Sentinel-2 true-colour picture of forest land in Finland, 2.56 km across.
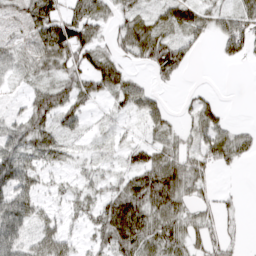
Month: March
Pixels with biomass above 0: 70%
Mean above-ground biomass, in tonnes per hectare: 38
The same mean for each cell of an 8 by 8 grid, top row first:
20 71 51 30 32 56 41 56
22 76 68 28 56 48 7 47
16 36 47 65 20 12 0 0
13 71 35 15 48 12 46 0
47 53 12 15 29 32 48 44
70 17 20 23 62 72 27 3
76 21 25 61 75 58 24 11
56 59 17 59 70 55 36 13
